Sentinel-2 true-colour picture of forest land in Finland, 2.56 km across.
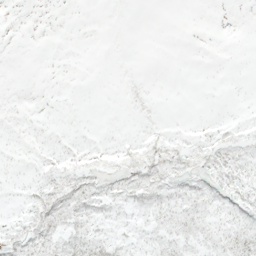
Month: May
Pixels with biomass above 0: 37%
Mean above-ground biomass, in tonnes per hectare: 4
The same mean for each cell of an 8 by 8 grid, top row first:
0 0 0 0 0 0 0 0
0 0 0 0 0 0 0 0
0 0 0 0 1 0 0 0
1 0 0 0 2 0 0 1
1 2 2 2 5 4 4 6
1 5 8 7 12 7 4 5
2 13 9 6 8 11 9 9
10 13 13 9 6 9 8 13
